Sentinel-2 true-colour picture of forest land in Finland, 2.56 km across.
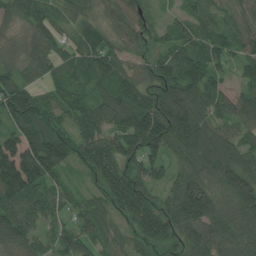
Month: July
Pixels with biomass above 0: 95%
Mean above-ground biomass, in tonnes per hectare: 111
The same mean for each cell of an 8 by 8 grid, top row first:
74 81 70 72 85 51 72 62
47 104 116 101 69 105 128 67
91 65 88 119 91 144 132 49
145 85 92 122 163 202 118 94
129 169 108 116 177 136 182 110
228 130 32 154 124 107 158 205
120 86 65 110 162 175 190 157
100 53 79 68 79 88 115 90
